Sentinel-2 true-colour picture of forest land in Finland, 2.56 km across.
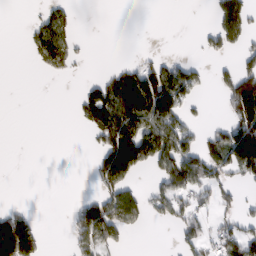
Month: February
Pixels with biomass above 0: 35%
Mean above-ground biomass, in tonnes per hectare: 60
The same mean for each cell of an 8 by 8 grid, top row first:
0 81 8 0 0 0 11 88
0 176 21 0 3 0 35 43
0 8 10 82 142 148 25 129
0 0 53 180 156 110 6 121
0 0 0 147 184 131 64 192
0 0 0 171 25 125 95 45
28 0 63 141 73 70 36 35
246 10 75 79 0 25 44 83
